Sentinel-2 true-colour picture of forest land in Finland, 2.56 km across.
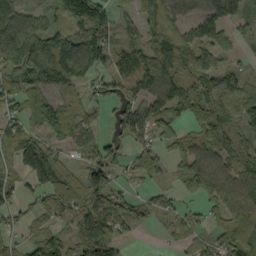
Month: September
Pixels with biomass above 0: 80%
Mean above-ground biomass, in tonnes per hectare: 78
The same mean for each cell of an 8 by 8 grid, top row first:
81 43 179 97 67 70 89 70
124 118 133 103 77 98 86 22
70 81 71 80 129 107 98 70
50 89 58 39 108 72 75 107
122 105 68 55 55 51 73 87
73 128 67 71 57 32 110 95
66 66 106 106 52 38 45 95
28 81 71 80 4 29 40 73
